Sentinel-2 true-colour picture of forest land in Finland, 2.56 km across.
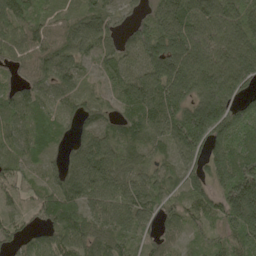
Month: May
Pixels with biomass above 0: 93%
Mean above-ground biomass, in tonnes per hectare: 105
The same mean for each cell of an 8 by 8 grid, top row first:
114 77 90 58 84 158 143 136
79 110 107 78 145 179 182 173
50 96 71 70 136 177 195 144
88 69 67 57 129 126 200 105
80 80 92 104 87 113 122 102
55 53 138 125 89 69 105 178
40 109 112 112 112 56 85 219
66 86 113 107 51 46 48 96
